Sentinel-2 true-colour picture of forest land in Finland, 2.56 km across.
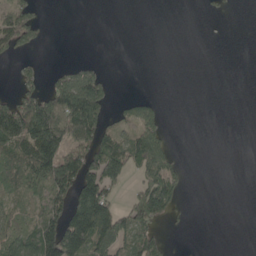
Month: May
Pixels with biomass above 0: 38%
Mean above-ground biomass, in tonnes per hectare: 54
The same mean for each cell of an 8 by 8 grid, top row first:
82 4 0 0 0 0 3 0
55 4 0 0 0 0 0 0
27 32 105 20 0 0 0 0
144 186 198 41 73 0 0 0
125 152 83 97 109 11 0 0
121 147 167 103 75 52 0 0
41 103 148 89 155 45 0 0
78 156 154 162 93 1 0 0
